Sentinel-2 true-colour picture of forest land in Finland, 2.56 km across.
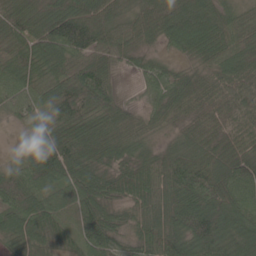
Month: May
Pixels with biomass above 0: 97%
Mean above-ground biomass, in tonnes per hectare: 68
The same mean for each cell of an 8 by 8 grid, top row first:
95 118 117 65 69 127 115 60
64 100 86 70 42 39 81 93
73 69 88 50 37 54 42 80
34 65 99 84 34 45 46 69
7 80 97 68 42 38 59 64
53 76 73 48 65 74 77 85
74 64 66 36 42 72 97 79
63 51 43 47 49 78 99 90
